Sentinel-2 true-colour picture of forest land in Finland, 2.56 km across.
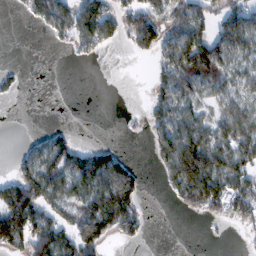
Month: February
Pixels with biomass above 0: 53%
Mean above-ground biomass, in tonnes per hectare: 65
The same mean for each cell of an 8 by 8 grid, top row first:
8 98 122 79 110 82 55 72
0 5 48 19 54 108 132 79
19 0 0 0 1 88 75 52
0 0 0 0 24 93 37 70
4 61 34 17 10 135 111 98
63 103 138 145 21 118 163 103
167 90 116 208 22 26 102 109
101 140 132 44 16 0 4 5
